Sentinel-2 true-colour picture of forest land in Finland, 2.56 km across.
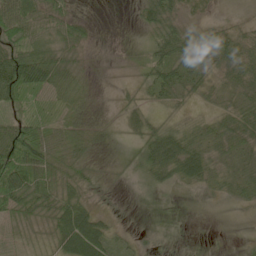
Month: May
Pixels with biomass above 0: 72%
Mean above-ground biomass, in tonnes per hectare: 31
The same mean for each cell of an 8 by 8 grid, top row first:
65 45 13 0 29 31 11 6
48 40 23 0 11 66 49 47
90 68 27 1 17 46 25 39
26 17 25 4 20 15 13 42
90 67 40 4 31 54 31 32
95 61 23 3 21 45 35 28
53 44 37 11 1 1 1 10
20 21 96 37 9 0 0 3
